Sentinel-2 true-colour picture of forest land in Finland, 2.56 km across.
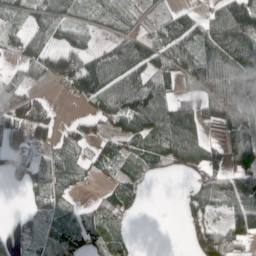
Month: April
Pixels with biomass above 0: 68%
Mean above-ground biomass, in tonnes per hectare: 72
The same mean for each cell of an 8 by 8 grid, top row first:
46 82 35 54 31 56 54 169
46 55 61 63 93 116 99 143
65 34 133 114 109 69 135 123
85 42 18 77 153 105 65 86
23 43 53 51 86 118 68 100
41 87 48 46 52 21 94 142
4 58 43 85 12 9 74 108
32 72 100 84 1 0 144 87
